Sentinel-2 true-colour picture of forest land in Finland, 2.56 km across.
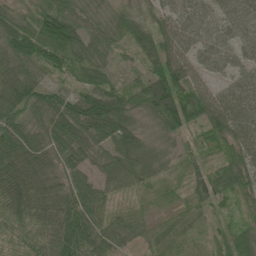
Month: June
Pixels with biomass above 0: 94%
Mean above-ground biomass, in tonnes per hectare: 64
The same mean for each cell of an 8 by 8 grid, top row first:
51 96 54 47 34 59 47 68
76 105 73 44 73 67 50 50
86 63 51 46 56 97 42 63
70 104 118 126 54 121 82 91
90 78 79 71 47 25 40 65
109 70 55 50 57 22 66 59
95 87 93 36 17 26 39 23
33 68 98 63 37 54 19 60
